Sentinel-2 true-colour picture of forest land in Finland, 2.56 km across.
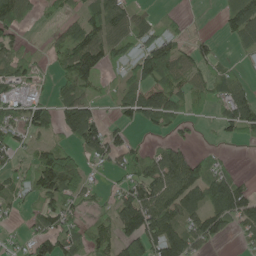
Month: May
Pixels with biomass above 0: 65%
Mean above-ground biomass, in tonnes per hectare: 64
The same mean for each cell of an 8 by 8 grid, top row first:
72 15 45 104 36 13 0 110
46 25 133 80 69 68 35 28
58 20 98 16 86 66 53 40
49 73 111 19 95 57 15 99
44 49 61 74 25 51 6 22
41 152 89 24 100 130 87 29
25 73 43 60 156 106 117 111
16 87 56 77 139 123 62 15
